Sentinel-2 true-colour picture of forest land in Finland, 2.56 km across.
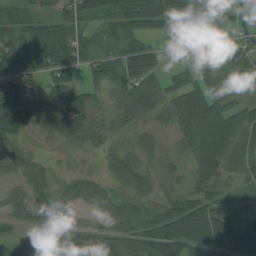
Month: August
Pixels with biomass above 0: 85%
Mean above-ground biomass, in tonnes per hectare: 56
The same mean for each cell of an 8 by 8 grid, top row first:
53 44 80 80 131 114 85 29
87 100 51 30 70 31 36 62
98 32 21 59 78 33 61 51
78 72 81 34 43 58 87 52
46 13 25 22 29 23 80 63
35 33 29 39 45 30 47 45
39 35 22 30 29 70 71 42
59 74 43 43 95 134 110 83
